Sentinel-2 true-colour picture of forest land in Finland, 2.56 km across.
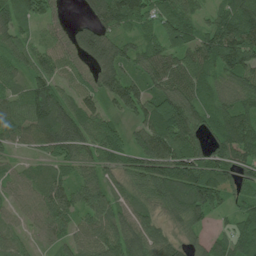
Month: July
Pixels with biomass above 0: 90%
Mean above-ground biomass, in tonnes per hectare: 86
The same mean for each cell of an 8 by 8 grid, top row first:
86 78 21 101 75 92 43 124
63 53 95 95 62 83 110 161
55 70 37 104 77 107 72 92
80 122 103 55 100 176 73 94
51 100 115 103 97 138 75 129
51 64 60 55 102 148 122 68
55 99 85 87 69 104 113 58
49 40 74 105 124 65 52 102
